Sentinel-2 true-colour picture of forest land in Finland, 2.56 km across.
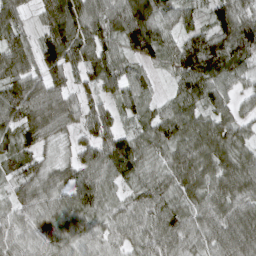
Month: April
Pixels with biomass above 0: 94%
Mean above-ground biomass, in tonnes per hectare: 74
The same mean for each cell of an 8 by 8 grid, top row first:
66 67 106 88 125 60 49 81
90 84 101 62 102 71 105 126
91 85 38 63 50 60 91 44
102 115 63 51 57 77 68 44
69 44 51 100 68 85 95 65
48 58 66 63 67 91 81 91
52 57 79 47 78 79 78 78
55 62 56 47 70 86 68 108
